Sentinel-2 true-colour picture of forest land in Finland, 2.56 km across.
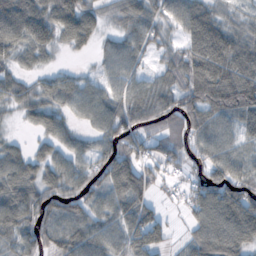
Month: October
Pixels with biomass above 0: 84%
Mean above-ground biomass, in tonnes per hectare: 66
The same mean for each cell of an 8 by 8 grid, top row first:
109 87 97 32 70 61 76 33
63 52 39 44 52 36 122 90
45 36 42 53 43 59 123 121
26 63 48 70 64 87 102 101
23 43 36 65 55 69 68 44
79 58 64 101 70 21 64 69
91 81 63 63 65 10 99 116
58 67 80 60 80 15 104 93
